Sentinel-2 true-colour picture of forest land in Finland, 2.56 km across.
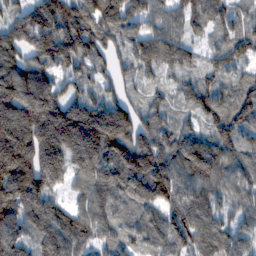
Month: February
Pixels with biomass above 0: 94%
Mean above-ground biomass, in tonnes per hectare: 133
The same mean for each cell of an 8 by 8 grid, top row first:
77 174 153 147 129 94 116 66
116 190 153 80 141 134 57 119
176 122 103 71 67 73 87 75
206 215 198 176 90 68 131 112
249 216 247 201 159 141 124 120
213 155 93 155 221 160 146 102
184 141 90 104 111 157 107 80
127 147 129 76 85 127 113 94
